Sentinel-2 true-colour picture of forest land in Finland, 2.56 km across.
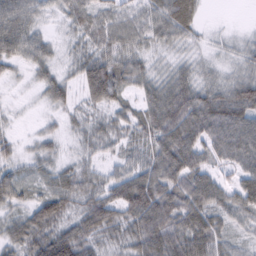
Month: February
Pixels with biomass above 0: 91%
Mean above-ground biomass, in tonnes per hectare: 53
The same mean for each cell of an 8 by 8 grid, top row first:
71 24 55 56 48 92 7 0
58 35 34 56 39 31 19 28
14 44 52 92 46 55 35 48
10 18 27 43 54 93 91 81
24 31 29 35 54 94 67 88
38 36 54 44 76 81 52 46
42 85 50 76 97 86 68 56
56 86 82 44 87 81 76 27
